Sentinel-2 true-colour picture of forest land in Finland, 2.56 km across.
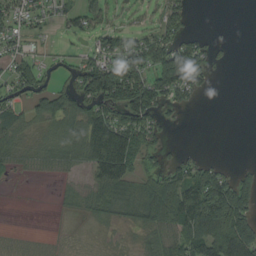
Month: August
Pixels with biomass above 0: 60%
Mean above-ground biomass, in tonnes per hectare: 55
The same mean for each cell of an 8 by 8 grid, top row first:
67 32 67 26 18 71 0 0
36 12 18 75 94 92 42 0
72 35 88 154 93 140 26 0
52 82 71 89 102 24 0 0
44 28 77 165 81 5 0 0
10 10 19 114 60 63 100 47
0 1 31 56 83 114 159 138
8 5 2 7 28 91 134 161
